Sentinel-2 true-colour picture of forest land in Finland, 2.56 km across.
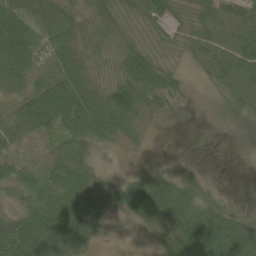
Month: June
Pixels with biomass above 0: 85%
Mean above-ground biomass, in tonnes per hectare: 54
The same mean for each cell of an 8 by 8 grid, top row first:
71 54 28 49 54 32 58 65
73 66 58 38 43 26 65 78
49 55 93 40 77 31 27 64
53 123 111 82 37 7 6 26
35 28 96 25 12 0 0 2
54 67 101 22 40 28 10 0
27 87 103 45 85 102 58 9
112 149 109 11 13 52 121 92
